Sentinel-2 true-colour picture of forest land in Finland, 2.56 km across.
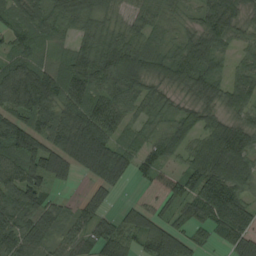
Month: August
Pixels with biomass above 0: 88%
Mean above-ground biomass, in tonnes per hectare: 79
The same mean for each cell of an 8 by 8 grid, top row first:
54 66 75 48 61 27 71 47
62 39 63 106 74 49 93 40
115 92 108 112 81 67 91 66
89 85 100 104 47 41 59 55
116 93 110 84 46 60 100 113
101 93 30 94 58 94 150 95
114 69 43 30 88 69 133 126
101 67 74 108 71 114 26 82
